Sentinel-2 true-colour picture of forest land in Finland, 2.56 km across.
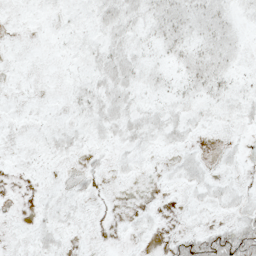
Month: May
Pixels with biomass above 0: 56%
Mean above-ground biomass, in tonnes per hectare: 8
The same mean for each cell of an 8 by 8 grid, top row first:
1 4 5 19 15 20 17 7
1 1 6 18 9 13 17 8
1 0 7 24 12 10 22 7
2 3 7 19 14 10 7 10
2 7 6 8 11 9 1 3
0 2 6 4 2 6 7 3
0 5 4 2 3 1 6 10
1 8 1 1 2 12 26 39
